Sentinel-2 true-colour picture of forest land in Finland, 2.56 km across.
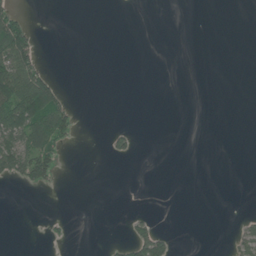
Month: June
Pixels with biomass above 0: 13%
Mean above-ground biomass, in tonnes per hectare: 16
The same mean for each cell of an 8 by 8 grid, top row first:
41 0 0 0 0 0 0 0
112 0 0 0 0 0 0 0
117 52 0 0 0 0 0 0
120 151 8 0 0 0 0 0
87 90 5 15 0 0 0 0
55 59 0 0 0 0 0 0
0 0 0 0 1 0 0 0
0 7 0 3 71 10 0 26
